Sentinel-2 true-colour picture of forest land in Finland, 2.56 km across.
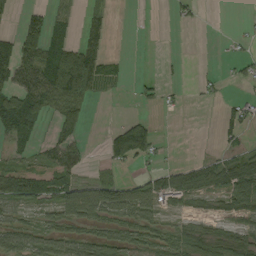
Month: September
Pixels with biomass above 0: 48%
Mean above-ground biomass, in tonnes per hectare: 37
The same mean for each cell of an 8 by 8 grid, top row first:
15 46 22 19 0 14 1 1
34 83 75 8 1 0 0 6
46 108 126 34 11 5 9 17
116 50 59 0 7 4 0 34
42 36 47 68 96 2 1 23
58 60 28 21 26 41 50 40
28 37 112 81 82 21 13 21
41 54 52 48 48 46 38 42
